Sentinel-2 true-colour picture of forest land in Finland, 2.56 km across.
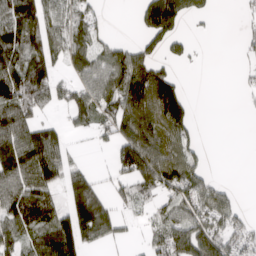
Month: April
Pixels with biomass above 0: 60%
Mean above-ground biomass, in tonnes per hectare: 84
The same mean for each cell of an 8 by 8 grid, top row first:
132 104 85 8 87 148 28 18
149 113 96 79 75 52 1 17
177 101 82 118 179 78 0 13
133 35 109 123 134 164 0 5
129 111 8 67 145 96 9 0
119 102 78 51 139 135 55 0
113 103 159 73 44 93 110 45
79 109 99 46 34 155 133 81
